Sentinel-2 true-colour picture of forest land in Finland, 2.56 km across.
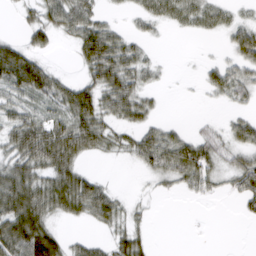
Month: March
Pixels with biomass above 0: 60%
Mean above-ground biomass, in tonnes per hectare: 35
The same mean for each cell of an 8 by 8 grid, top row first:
9 39 54 9 27 38 36 15
39 22 48 65 18 0 1 51
70 54 24 63 29 1 24 46
41 34 64 43 33 0 1 16
58 81 65 29 49 51 44 38
69 56 49 3 12 50 45 56
82 59 56 47 8 0 2 14
87 71 14 28 22 0 1 0
